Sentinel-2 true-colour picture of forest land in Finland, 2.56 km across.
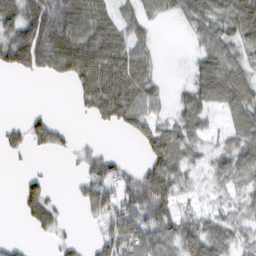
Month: February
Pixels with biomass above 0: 66%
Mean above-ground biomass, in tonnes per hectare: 51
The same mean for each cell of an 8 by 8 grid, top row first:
73 100 92 52 37 32 68 72
113 92 124 100 33 0 53 41
4 13 74 97 61 4 78 68
0 14 14 79 59 32 40 67
33 62 13 2 53 71 22 57
6 17 30 64 70 75 26 53
15 62 24 87 116 56 17 27
13 12 16 85 85 77 82 35
